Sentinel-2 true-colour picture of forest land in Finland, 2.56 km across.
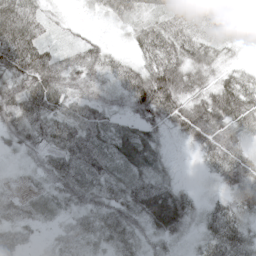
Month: May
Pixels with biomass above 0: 92%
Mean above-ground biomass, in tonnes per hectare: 47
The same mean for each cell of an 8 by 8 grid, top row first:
69 20 7 34 26 39 46 31
82 32 35 19 51 63 39 15
58 76 46 35 81 90 38 44
67 69 65 36 63 75 82 64
40 57 79 49 51 11 70 40
15 43 67 49 52 15 17 62
39 36 42 51 65 75 26 42
52 15 42 49 25 24 40 48
